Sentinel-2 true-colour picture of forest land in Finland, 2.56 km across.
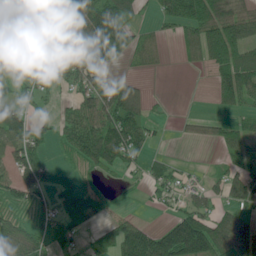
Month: June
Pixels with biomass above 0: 67%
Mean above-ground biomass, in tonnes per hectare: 64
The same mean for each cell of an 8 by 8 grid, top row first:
88 93 107 126 16 90 127 89
69 121 118 137 46 17 123 108
40 68 61 52 15 0 13 101
56 14 74 100 53 4 8 38
88 46 88 128 46 4 25 69
68 52 23 15 27 27 20 63
57 56 100 17 7 30 42 47
109 57 23 58 120 186 150 97
